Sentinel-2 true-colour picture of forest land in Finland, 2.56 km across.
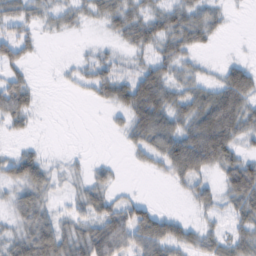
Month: February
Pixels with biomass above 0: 66%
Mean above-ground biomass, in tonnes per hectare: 35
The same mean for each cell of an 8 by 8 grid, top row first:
47 30 27 44 48 49 35 1
42 0 3 12 37 43 12 1
36 0 21 56 57 39 22 59
55 0 0 16 65 50 78 67
8 2 0 1 40 68 82 31
49 36 15 17 4 33 26 69
38 32 29 41 32 2 22 47
51 87 55 76 63 52 34 43
